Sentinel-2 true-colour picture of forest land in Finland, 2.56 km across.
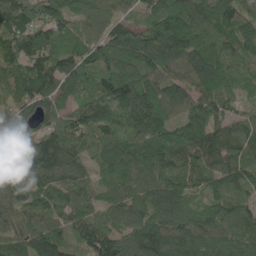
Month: May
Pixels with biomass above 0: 98%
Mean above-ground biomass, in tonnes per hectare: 110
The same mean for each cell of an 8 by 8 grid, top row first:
130 104 86 71 70 137 126 100
125 109 95 112 144 134 92 90
106 145 107 142 142 97 125 64
82 108 121 129 144 86 101 48
142 153 110 100 116 125 147 102
114 102 70 80 110 92 89 82
92 105 90 111 126 138 98 95
94 160 98 127 155 123 115 107
